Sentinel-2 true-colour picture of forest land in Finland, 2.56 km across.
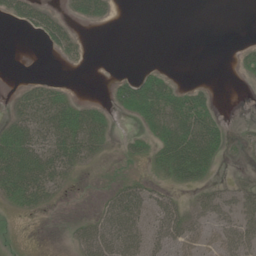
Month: June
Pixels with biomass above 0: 42%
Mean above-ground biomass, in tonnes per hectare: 21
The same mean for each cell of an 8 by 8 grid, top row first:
24 28 18 8 0 0 0 0
0 11 15 0 0 0 0 6
2 10 0 9 39 12 2 3
20 44 35 15 46 56 40 0
48 43 54 11 19 64 62 7
58 47 9 4 14 31 20 7
17 12 0 35 42 35 34 31
1 0 25 46 38 39 19 36
